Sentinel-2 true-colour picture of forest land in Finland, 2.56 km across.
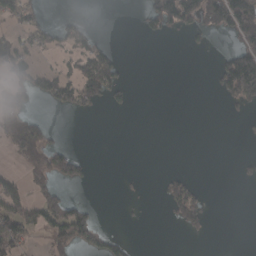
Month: March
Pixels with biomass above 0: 26%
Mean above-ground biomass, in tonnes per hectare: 42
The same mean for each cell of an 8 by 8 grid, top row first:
46 12 13 0 41 141 106 197
57 34 55 23 0 0 14 94
67 63 93 85 0 0 8 250
104 16 35 14 0 0 0 20
114 75 1 0 0 0 0 3
32 106 55 0 4 35 0 13
88 99 56 0 3 82 38 0
78 49 105 55 0 0 9 0
